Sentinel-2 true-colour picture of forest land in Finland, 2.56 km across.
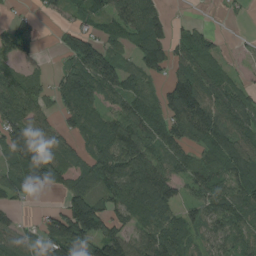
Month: August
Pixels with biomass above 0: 75%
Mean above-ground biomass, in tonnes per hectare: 72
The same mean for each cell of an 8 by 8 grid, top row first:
25 16 42 72 83 8 1 8
97 4 93 57 79 55 65 9
59 29 106 94 56 78 78 24
94 39 88 57 88 115 97 94
142 87 46 112 88 83 91 87
84 102 74 109 123 59 67 88
26 16 150 77 102 63 82 84
60 108 129 115 68 71 55 63
